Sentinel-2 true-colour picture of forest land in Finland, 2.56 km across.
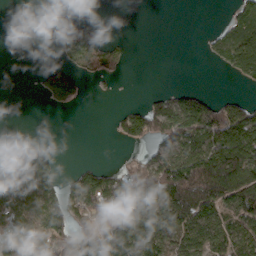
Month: March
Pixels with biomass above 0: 49%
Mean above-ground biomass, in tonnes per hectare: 69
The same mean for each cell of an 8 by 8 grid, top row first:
0 0 7 0 0 0 0 58
0 0 165 69 0 0 19 87
0 78 69 28 0 0 0 29
0 12 7 12 87 142 144 97
22 12 0 6 64 103 112 158
153 87 61 65 111 170 194 145
133 131 121 120 96 170 117 104
83 122 102 184 126 68 86 84
